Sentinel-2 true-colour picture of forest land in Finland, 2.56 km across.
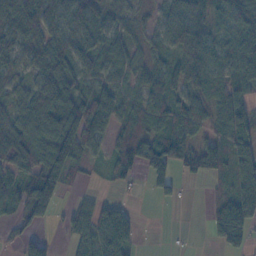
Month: November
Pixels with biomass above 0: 77%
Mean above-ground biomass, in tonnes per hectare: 65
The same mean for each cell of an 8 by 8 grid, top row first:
70 71 64 49 23 69 62 67
57 76 75 68 35 78 61 94
38 69 73 48 51 76 58 81
61 108 87 95 81 92 55 90
91 85 113 57 111 98 53 85
48 103 20 45 59 67 46 118
50 83 40 61 0 8 35 151
29 28 62 144 6 2 22 64
